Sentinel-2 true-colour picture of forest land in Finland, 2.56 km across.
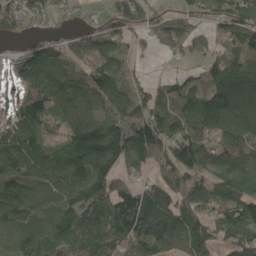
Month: May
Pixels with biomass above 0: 84%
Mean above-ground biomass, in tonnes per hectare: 115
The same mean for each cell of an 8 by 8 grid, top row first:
119 55 15 58 70 48 66 125
30 103 90 94 13 73 63 96
87 127 133 162 47 81 106 134
115 153 113 131 146 125 147 113
143 99 159 211 212 166 100 103
150 105 125 149 56 151 110 120
150 112 187 138 196 157 80 125
97 183 110 133 181 115 102 86
